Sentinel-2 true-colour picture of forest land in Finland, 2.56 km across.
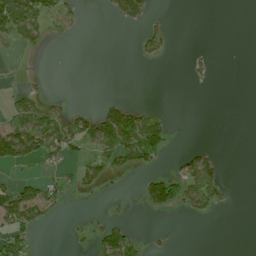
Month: July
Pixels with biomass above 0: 25%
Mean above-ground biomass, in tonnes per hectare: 24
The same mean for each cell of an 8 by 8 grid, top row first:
122 50 17 17 36 1 0 0
15 6 0 0 23 3 2 0
2 5 0 0 0 0 9 0
38 39 30 54 30 1 0 0
107 75 43 62 113 4 9 0
14 19 28 21 25 42 87 6
94 49 1 3 22 40 42 1
59 0 8 65 16 2 0 0
